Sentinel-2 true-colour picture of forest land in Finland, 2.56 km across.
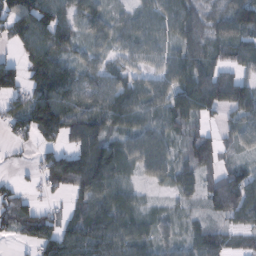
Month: February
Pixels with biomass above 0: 83%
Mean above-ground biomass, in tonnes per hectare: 66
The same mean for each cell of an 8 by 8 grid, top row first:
94 90 55 40 52 72 45 93
35 79 43 39 54 52 58 60
86 101 66 63 47 78 117 66
75 147 84 105 71 88 60 71
28 54 86 77 82 40 78 39
12 78 139 99 44 60 63 68
70 31 52 77 36 20 40 97
20 77 90 86 57 38 64 25
